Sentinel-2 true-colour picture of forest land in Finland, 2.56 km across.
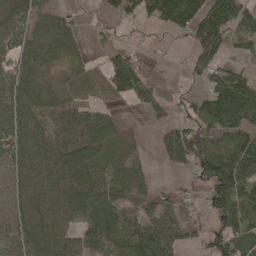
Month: May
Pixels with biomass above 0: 75%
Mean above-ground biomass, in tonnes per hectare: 82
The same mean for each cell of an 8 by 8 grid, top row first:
93 84 18 36 58 107 134 100
83 100 44 44 19 11 132 42
91 43 66 106 90 6 66 86
107 105 94 28 45 32 102 139
84 124 134 46 11 109 112 111
73 103 134 69 63 12 110 119
78 100 130 90 78 33 65 117
101 107 120 75 161 84 99 102
